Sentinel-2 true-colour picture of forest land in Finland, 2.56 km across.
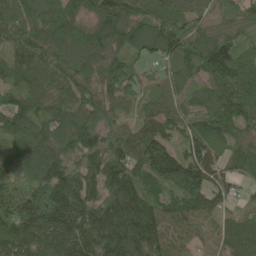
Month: June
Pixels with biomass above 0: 96%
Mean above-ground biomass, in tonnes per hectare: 111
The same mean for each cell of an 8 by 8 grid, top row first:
108 121 105 137 103 108 65 86
87 101 119 100 97 133 153 87
80 83 98 121 44 75 90 122
124 93 117 79 51 82 128 110
97 115 140 105 134 83 114 68
94 165 133 143 129 170 118 57
173 219 172 156 147 92 68 34
156 147 182 170 168 49 30 78
